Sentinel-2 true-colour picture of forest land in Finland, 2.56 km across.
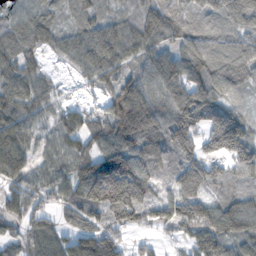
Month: November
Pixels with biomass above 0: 87%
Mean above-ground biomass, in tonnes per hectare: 92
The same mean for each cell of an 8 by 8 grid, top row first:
53 56 57 54 81 103 75 112
83 45 94 114 92 79 112 108
111 50 33 80 99 132 136 101
105 59 61 90 158 136 113 57
100 52 79 107 122 123 88 139
76 65 96 226 121 98 105 62
76 47 106 170 112 75 57 108
52 90 111 98 28 32 120 100
